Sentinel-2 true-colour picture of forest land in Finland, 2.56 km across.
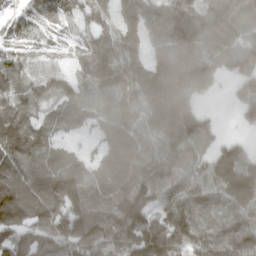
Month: March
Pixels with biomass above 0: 91%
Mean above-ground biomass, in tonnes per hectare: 102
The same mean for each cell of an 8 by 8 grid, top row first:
51 74 70 79 99 122 115 120
57 50 68 98 91 131 125 107
82 77 89 124 114 160 96 116
96 71 83 84 102 154 28 70
118 81 27 53 83 109 80 51
124 142 118 66 98 105 115 168
175 165 140 111 140 114 68 103
70 88 161 132 163 152 103 114
